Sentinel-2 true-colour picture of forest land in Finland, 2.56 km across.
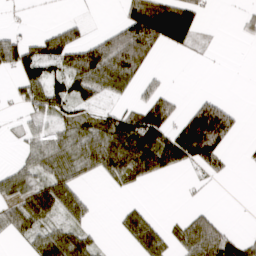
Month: March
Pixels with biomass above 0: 49%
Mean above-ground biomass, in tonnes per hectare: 49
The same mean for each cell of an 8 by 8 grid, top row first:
4 1 6 3 119 88 10 17
86 79 82 109 120 28 10 1
42 94 89 92 33 1 0 0
12 66 35 36 82 38 119 18
12 58 78 107 114 108 134 7
61 63 42 46 61 11 25 1
66 87 52 3 23 1 15 0
20 78 56 3 79 44 115 46
